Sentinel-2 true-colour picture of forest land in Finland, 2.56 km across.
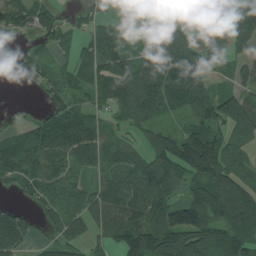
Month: July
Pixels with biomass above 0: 77%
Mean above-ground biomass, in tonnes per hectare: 90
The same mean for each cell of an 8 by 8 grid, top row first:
92 77 35 57 107 55 46 141
17 48 51 91 67 125 55 62
28 76 60 124 129 128 55 43
17 50 81 66 118 70 125 115
80 110 131 57 67 157 213 59
74 107 59 70 119 99 156 90
39 57 86 93 112 132 147 154
94 36 55 67 163 175 140 141
